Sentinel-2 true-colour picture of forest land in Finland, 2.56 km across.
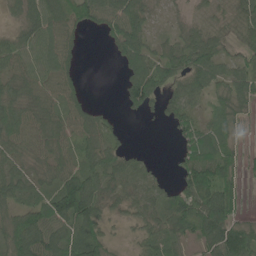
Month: June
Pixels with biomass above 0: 78%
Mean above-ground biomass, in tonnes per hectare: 60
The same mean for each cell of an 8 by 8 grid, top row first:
25 81 82 86 55 11 44 61
60 80 29 35 67 53 86 36
53 57 27 0 106 65 81 69
60 48 48 14 43 59 32 50
60 60 57 44 2 29 73 23
62 48 85 64 44 33 103 33
66 83 131 38 52 93 150 34
120 104 84 34 45 60 101 100
